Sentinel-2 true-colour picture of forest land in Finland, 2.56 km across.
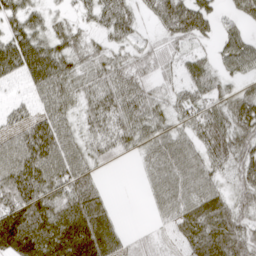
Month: April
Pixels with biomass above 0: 84%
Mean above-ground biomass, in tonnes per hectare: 50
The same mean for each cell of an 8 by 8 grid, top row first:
51 31 23 55 21 74 50 34
88 64 44 35 26 29 17 63
26 80 45 63 41 30 53 36
2 53 35 64 60 41 54 59
53 78 43 47 44 53 57 50
76 72 60 2 24 62 49 45
81 74 81 22 7 61 73 42
84 91 97 58 15 27 81 65
